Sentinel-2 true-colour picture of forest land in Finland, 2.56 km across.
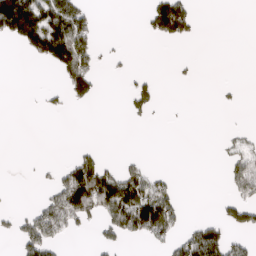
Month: March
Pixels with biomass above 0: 25%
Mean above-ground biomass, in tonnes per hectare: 46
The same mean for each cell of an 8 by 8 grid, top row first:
213 147 86 0 32 186 0 0
21 162 119 8 0 3 0 0
0 0 128 4 28 6 0 2
0 15 2 0 33 1 0 3
0 0 9 0 0 0 0 45
0 12 163 93 73 13 0 94
11 97 151 143 169 70 0 93
48 108 4 44 49 62 154 43
